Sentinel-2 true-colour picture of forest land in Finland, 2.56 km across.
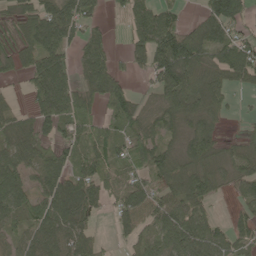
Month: May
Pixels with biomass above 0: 76%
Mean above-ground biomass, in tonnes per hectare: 67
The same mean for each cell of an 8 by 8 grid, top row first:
47 101 90 17 77 43 73 80
52 117 53 31 91 138 89 83
13 129 58 80 24 133 90 62
49 85 73 53 39 75 81 10
88 49 60 82 78 44 78 41
77 67 65 65 60 84 88 58
69 79 91 41 79 82 40 31
47 86 65 14 56 86 71 43
